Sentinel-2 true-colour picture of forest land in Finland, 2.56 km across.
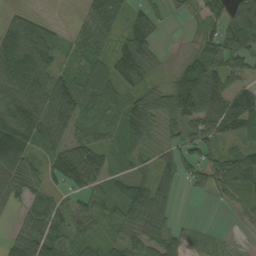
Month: September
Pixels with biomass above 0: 82%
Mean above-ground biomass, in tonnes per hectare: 71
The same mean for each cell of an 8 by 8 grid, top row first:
52 18 29 97 50 15 46 83
156 118 64 59 89 4 50 64
167 133 101 103 63 46 96 49
112 126 86 59 115 98 98 101
167 72 83 50 44 50 79 49
85 55 126 55 39 75 84 123
29 86 46 56 104 32 3 41
59 94 56 44 78 45 12 5
